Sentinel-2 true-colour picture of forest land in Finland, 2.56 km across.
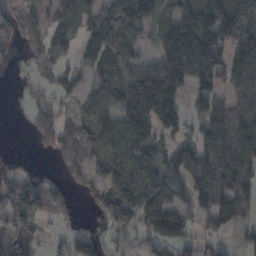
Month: November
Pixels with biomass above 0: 69%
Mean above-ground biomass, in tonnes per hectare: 92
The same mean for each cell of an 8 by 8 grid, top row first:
52 47 97 102 116 121 129 191
38 68 68 138 36 185 185 127
7 17 41 89 162 130 83 96
7 52 60 90 266 126 109 80
2 41 102 119 197 78 104 153
57 23 50 110 164 101 126 127
117 85 16 142 200 97 77 85
33 26 75 53 41 119 25 23
